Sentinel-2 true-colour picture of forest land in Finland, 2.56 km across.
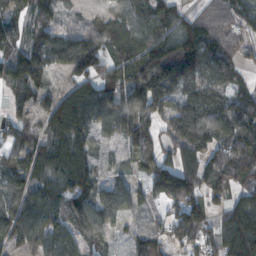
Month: November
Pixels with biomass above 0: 85%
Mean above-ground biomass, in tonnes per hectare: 98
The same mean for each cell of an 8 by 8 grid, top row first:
85 68 26 71 90 87 57 88
88 130 161 92 129 150 127 50
126 62 39 99 185 201 116 47
63 86 93 87 142 135 132 112
81 103 95 34 78 116 117 113
108 105 124 46 54 179 115 86
119 110 105 106 25 86 94 109
81 97 76 37 88 98 77 184
